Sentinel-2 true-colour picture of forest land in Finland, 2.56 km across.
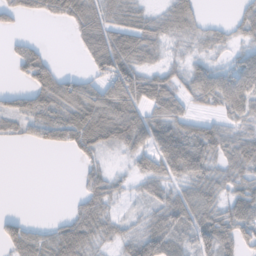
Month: November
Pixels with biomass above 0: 69%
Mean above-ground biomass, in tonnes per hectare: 41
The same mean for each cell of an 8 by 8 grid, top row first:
30 30 54 43 35 47 10 29
19 11 25 90 58 11 22 21
14 54 34 77 62 36 64 65
44 47 65 81 55 49 20 47
11 32 42 45 50 87 69 54
0 0 20 26 43 48 52 47
1 0 37 29 20 61 58 62
55 51 74 28 59 44 34 60
